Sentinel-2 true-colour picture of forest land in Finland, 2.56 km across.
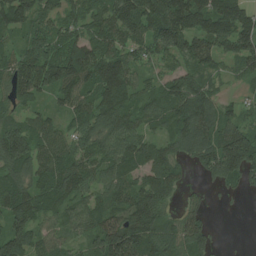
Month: July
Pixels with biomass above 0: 88%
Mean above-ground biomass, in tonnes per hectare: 98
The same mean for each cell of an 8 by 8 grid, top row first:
126 67 84 140 144 179 144 138
54 124 119 108 73 98 105 94
130 123 144 180 45 91 78 38
57 41 101 125 82 108 104 46
170 83 78 105 97 78 125 179
113 119 106 87 88 67 68 104
128 90 79 92 143 44 27 2
110 76 50 170 154 108 71 0
